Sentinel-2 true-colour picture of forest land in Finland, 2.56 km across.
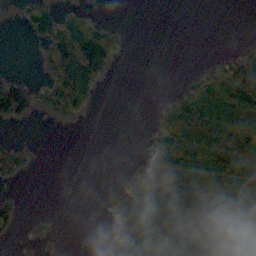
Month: October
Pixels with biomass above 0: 45%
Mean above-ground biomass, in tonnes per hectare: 56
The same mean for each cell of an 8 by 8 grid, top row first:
14 90 58 2 0 0 0 0
0 79 180 114 0 0 0 18
46 71 187 16 0 4 98 152
96 52 77 0 0 126 172 143
24 0 0 0 13 117 129 116
26 0 0 1 59 121 113 123
41 4 0 51 103 168 64 84
16 16 0 61 115 96 38 104
